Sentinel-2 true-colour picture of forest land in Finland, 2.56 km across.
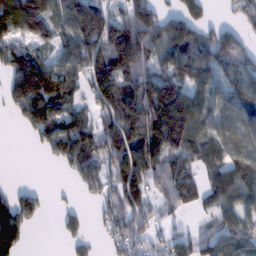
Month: February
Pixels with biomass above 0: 74%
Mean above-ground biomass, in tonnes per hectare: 100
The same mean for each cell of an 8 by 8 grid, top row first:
229 128 159 97 117 84 38 48
101 62 139 215 150 144 108 67
100 135 74 218 139 147 80 104
43 115 54 151 185 250 84 107
0 63 134 140 189 169 127 76
0 0 85 117 146 127 61 115
99 15 20 77 77 59 49 92
103 0 47 56 73 69 75 68
